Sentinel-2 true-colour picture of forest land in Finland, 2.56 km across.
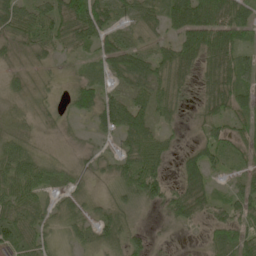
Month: May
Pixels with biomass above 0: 81%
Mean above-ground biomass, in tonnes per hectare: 43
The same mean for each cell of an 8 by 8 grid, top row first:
65 62 76 46 48 67 104 59
35 41 35 46 31 60 100 50
19 13 26 29 63 59 55 59
15 23 34 63 57 34 43 43
43 6 12 13 70 18 51 36
62 38 19 33 87 23 44 24
53 31 34 41 23 58 46 51
54 31 31 48 25 4 22 59
